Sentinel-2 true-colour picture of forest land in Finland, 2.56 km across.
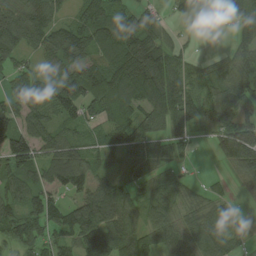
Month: August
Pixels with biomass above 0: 81%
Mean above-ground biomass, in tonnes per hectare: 76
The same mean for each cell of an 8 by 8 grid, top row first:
125 94 82 125 72 31 20 76
80 75 107 105 137 43 1 56
60 58 159 114 141 94 50 100
73 67 75 72 71 123 58 92
155 71 56 65 97 47 13 156
83 72 82 56 58 32 11 48
59 93 86 108 46 51 54 14
68 53 87 115 74 77 91 32
